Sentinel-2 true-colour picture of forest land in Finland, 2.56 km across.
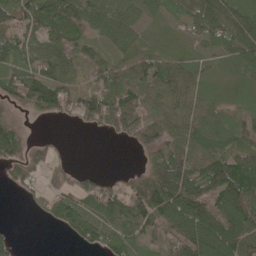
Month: May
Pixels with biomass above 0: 80%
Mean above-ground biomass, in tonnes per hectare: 75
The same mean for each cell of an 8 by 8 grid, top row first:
95 108 93 111 60 44 126 100
66 77 50 69 51 27 33 86
85 88 36 83 80 71 39 32
43 57 102 146 65 56 56 39
116 31 0 10 62 76 79 80
56 46 38 18 88 183 126 135
1 39 72 97 163 143 125 156
24 0 49 72 68 123 128 111
